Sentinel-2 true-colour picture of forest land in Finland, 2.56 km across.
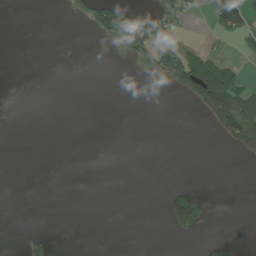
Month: June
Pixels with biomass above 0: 14%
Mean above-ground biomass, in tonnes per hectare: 24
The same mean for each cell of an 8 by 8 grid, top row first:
0 0 28 144 71 54 33 117
0 0 0 16 91 78 30 16
0 0 0 0 2 103 202 72
0 0 0 0 0 0 88 170
0 0 0 0 0 0 0 82
0 0 0 0 0 0 0 0
0 0 0 0 0 91 26 0
0 16 0 0 0 7 17 6
